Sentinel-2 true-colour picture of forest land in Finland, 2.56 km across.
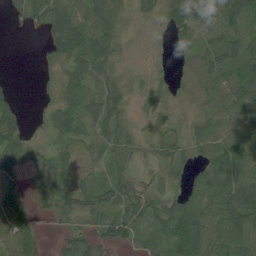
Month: July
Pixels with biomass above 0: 75%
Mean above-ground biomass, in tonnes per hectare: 41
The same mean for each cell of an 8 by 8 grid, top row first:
12 59 56 38 16 48 68 63
0 31 85 32 5 22 57 50
5 4 41 25 12 14 45 76
36 16 52 49 17 9 37 72
42 19 27 43 13 36 51 80
30 59 25 42 6 24 69 79
53 22 39 40 43 54 81 86
63 6 34 37 38 73 69 71
